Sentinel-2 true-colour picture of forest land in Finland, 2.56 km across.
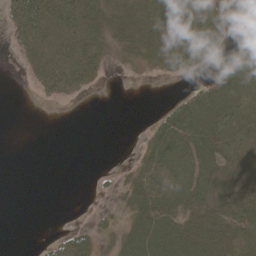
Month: May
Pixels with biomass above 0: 55%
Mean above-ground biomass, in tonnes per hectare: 27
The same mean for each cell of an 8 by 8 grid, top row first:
44 62 65 39 44 58 49 26
14 32 48 25 39 44 43 24
0 35 31 1 3 5 16 55
0 0 0 0 0 41 65 53
0 0 0 0 16 60 53 43
0 0 0 5 39 47 46 44
0 0 0 8 51 37 49 47
0 5 24 16 59 54 42 28
